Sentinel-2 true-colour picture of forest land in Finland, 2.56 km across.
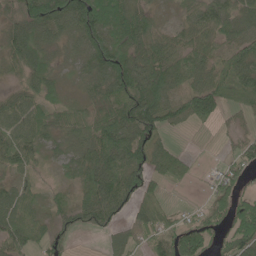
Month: June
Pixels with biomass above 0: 81%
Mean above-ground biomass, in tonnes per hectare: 58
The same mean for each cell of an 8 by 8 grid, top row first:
52 90 112 104 53 35 64 60
71 46 57 93 62 64 64 81
31 63 32 88 85 67 64 94
67 54 43 74 89 56 68 33
68 45 68 109 74 15 0 41
36 13 63 100 69 33 18 49
61 32 64 68 57 19 37 74
61 47 5 26 39 83 54 75
